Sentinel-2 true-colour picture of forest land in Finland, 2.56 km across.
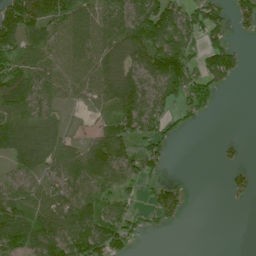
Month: July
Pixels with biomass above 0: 65%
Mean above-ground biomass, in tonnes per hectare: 60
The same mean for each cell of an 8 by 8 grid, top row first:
137 76 80 67 113 75 76 46
87 78 90 78 97 92 73 21
91 73 84 79 55 115 83 16
85 48 7 48 90 42 26 0
101 73 46 97 58 12 0 13
46 45 88 83 59 4 0 25
80 89 81 67 27 59 0 3
109 112 98 102 9 0 0 0
